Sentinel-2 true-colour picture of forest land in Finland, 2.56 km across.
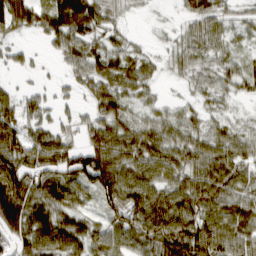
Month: March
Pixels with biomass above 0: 85%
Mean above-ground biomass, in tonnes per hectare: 55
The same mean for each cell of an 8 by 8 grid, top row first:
69 63 105 32 5 12 61 28
22 21 70 54 18 31 54 21
9 6 41 71 50 15 37 47
59 27 18 72 31 29 29 12
58 71 43 89 77 62 60 51
94 75 77 95 74 63 77 54
110 72 46 68 102 90 71 57
60 73 63 46 74 96 86 64
